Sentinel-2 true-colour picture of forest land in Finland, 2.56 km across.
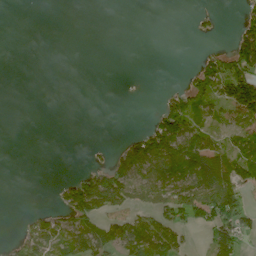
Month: June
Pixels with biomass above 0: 35%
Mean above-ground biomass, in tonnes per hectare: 37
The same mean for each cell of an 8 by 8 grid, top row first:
0 0 0 0 0 0 9 17
0 0 0 0 0 0 9 91
0 0 0 0 0 1 91 127
0 0 0 0 2 90 32 82
0 0 0 11 77 119 73 42
0 0 38 101 76 100 111 74
0 14 110 51 41 90 106 90
27 95 76 68 104 57 31 54
